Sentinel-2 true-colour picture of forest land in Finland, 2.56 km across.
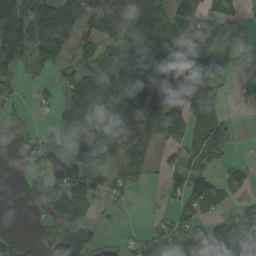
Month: August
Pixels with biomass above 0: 60%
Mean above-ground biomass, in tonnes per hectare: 52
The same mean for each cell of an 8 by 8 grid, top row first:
93 109 81 80 151 80 21 20
94 86 47 50 68 50 28 26
36 16 72 69 26 65 77 9
21 14 88 54 56 52 57 4
16 83 104 89 54 29 89 6
14 97 103 39 23 30 72 39
1 68 63 11 1 35 47 26
19 26 104 3 35 48 84 98
